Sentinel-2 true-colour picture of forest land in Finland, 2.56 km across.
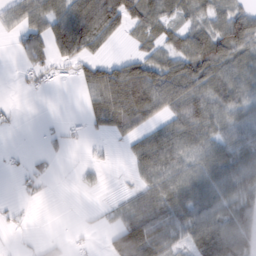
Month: February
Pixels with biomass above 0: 63%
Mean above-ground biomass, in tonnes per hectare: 55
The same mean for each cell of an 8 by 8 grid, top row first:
49 76 114 96 86 51 60 78
28 74 80 14 40 67 97 84
6 25 44 128 148 113 95 77
8 0 14 111 102 67 80 58
1 13 9 12 61 85 80 72
9 17 9 2 49 78 86 68
7 0 2 21 75 82 80 65
2 10 6 35 96 49 92 78
